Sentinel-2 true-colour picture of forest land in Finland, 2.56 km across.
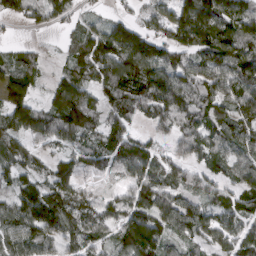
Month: March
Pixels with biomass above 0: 84%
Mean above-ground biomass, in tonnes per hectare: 88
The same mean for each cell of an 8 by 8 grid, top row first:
75 74 42 32 41 108 174 141
37 13 83 153 139 99 129 119
112 31 102 130 142 107 83 105
52 88 137 78 86 120 91 101
79 61 63 82 59 52 81 84
79 80 74 61 107 76 56 69
101 142 97 59 100 93 63 76
101 76 86 63 171 62 68 83
